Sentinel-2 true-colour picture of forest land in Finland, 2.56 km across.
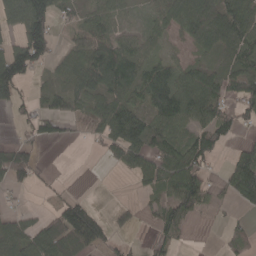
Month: April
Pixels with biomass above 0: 63%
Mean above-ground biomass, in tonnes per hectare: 56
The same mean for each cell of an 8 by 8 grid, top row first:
71 99 35 65 36 77 99 95
69 84 57 78 50 14 50 84
106 22 71 97 75 76 62 60
25 56 23 85 57 99 77 61
44 25 5 67 79 64 100 24
68 12 1 2 58 87 40 87
15 16 102 13 19 86 23 22
80 98 99 41 8 38 0 31
